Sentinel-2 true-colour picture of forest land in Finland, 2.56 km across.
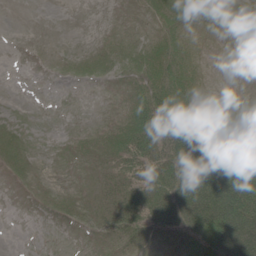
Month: June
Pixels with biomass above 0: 56%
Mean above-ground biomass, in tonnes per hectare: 22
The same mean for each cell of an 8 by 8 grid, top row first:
0 0 0 1 6 20 12 16
0 0 1 8 14 26 3 3
0 1 8 8 22 40 4 0
0 0 0 2 34 57 23 1
10 0 4 17 41 70 61 12
8 2 3 14 25 70 92 62
0 8 13 25 43 72 99 92
0 0 2 11 17 23 71 100
